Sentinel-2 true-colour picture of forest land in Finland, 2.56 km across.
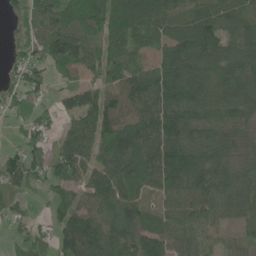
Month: June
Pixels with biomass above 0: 87%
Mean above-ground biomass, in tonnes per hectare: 87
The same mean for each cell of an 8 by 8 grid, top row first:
30 87 95 114 86 91 93 85
29 90 103 81 56 146 132 101
47 51 44 68 113 194 120 136
32 23 87 81 112 134 102 103
28 47 109 123 131 137 98 75
88 84 72 121 128 164 143 100
29 28 77 79 85 77 80 72
33 40 128 101 106 66 37 28
